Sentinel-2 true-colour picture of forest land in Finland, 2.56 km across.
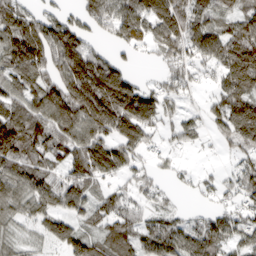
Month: March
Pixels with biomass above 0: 80%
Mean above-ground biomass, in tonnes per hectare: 85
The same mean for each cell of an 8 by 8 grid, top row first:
93 58 58 108 130 141 70 71
140 143 120 43 48 98 86 132
96 99 163 154 26 64 27 119
87 136 145 168 148 44 54 139
162 114 114 117 76 31 12 80
99 78 93 60 43 26 19 60
68 72 74 82 41 27 28 56
40 59 92 88 85 92 96 61
